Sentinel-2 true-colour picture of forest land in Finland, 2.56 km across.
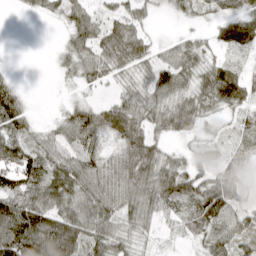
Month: April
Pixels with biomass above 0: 82%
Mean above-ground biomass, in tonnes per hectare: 48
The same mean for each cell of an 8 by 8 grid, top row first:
2 19 47 32 26 16 24 58
0 2 50 62 36 31 28 51
13 1 29 22 35 71 65 59
56 4 56 58 54 60 38 29
73 44 55 40 64 13 27 26
73 73 77 67 68 66 48 39
96 80 71 61 60 53 89 37
117 116 80 63 29 17 49 60
